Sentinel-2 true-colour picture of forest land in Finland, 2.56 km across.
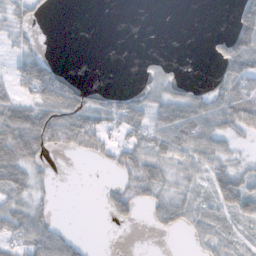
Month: November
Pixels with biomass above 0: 51%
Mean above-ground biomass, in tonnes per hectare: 36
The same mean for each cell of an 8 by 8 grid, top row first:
33 6 0 0 0 0 0 64
19 5 0 0 0 0 10 78
56 124 18 0 14 28 8 73
80 94 87 65 52 72 74 88
83 72 52 39 55 78 58 13
56 10 0 10 60 23 39 37
41 21 0 41 20 46 20 54
60 76 17 0 0 1 33 21
